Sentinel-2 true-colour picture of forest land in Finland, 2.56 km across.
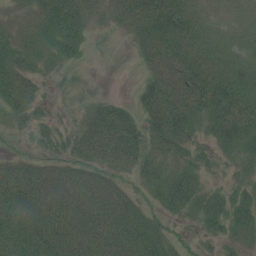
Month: July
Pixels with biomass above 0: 84%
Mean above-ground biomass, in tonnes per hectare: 50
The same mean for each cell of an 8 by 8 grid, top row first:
26 65 60 41 74 85 33 26
46 33 36 2 45 69 47 31
62 20 14 1 28 75 80 59
38 20 34 68 54 84 64 78
4 28 57 105 66 54 32 55
63 58 60 44 40 49 25 27
68 72 81 87 32 34 53 53
72 79 84 91 75 21 24 27
